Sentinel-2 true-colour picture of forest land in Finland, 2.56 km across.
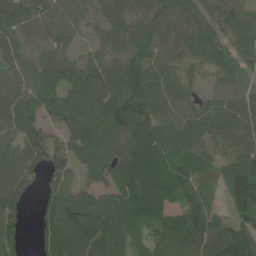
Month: June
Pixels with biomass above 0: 90%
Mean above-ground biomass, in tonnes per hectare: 90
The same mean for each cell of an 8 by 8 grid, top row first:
118 90 61 73 72 84 79 81
97 66 30 61 82 70 108 82
87 103 93 104 111 71 34 85
86 76 111 122 129 94 81 97
72 68 124 93 124 82 82 74
95 54 47 83 146 92 66 146
71 66 119 124 123 59 65 145
58 67 131 140 76 108 102 127
